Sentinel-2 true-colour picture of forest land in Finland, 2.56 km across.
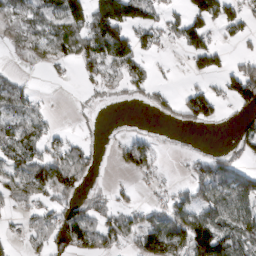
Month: March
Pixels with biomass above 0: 51%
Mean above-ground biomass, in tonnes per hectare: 59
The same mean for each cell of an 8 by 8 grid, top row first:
63 72 100 202 78 32 100 56
28 62 84 169 49 19 92 11
34 7 22 45 51 3 29 126
72 23 9 1 6 39 78 44
91 54 30 10 55 2 2 44
87 138 82 2 20 4 81 88
38 44 62 48 34 69 98 91
17 57 105 62 82 126 176 91
